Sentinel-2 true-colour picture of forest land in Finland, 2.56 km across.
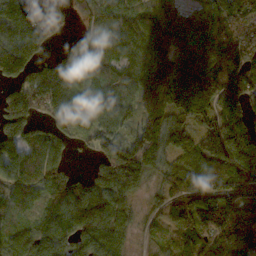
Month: October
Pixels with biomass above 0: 89%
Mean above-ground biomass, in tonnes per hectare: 118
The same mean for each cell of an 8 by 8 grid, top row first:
155 87 45 123 83 85 101 163
197 64 84 87 77 112 105 123
117 198 92 90 96 191 163 152
173 116 101 102 105 123 110 132
160 136 47 126 191 99 133 188
129 125 50 181 130 114 124 114
90 92 171 124 36 130 157 140
90 121 108 93 22 94 125 144
